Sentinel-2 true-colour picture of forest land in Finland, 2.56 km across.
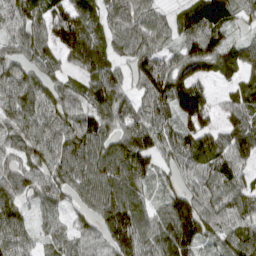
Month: March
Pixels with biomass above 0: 91%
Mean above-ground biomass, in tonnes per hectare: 86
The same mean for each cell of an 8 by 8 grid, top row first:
83 103 98 96 91 52 110 53
68 78 141 71 92 63 114 63
87 67 58 96 109 130 66 62
90 89 83 102 87 110 85 94
71 93 103 84 116 90 90 102
80 85 92 107 77 50 87 74
73 63 42 110 70 119 86 81
82 50 64 86 80 157 59 89
